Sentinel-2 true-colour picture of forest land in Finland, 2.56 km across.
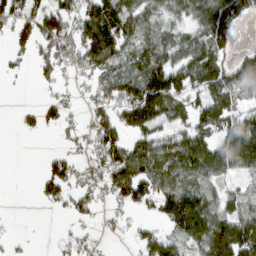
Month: March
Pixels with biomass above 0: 65%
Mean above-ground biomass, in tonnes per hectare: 74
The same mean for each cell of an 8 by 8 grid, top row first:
88 102 87 129 86 59 143 104
44 81 108 130 87 82 110 31
10 34 29 93 143 122 127 79
12 49 21 77 165 78 115 83
0 0 28 99 83 85 105 189
0 66 45 98 116 80 71 46
0 17 45 28 43 145 98 63
9 1 30 10 57 65 156 165
